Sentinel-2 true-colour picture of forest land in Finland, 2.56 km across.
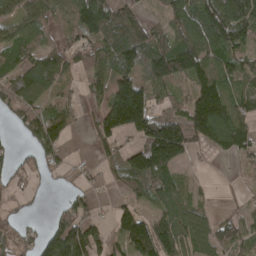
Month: April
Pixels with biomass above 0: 74%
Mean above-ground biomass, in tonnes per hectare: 88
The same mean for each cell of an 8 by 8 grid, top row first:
80 71 105 139 45 94 138 144
101 74 84 149 135 137 133 86
112 144 40 90 100 95 120 88
87 97 27 197 200 68 183 95
15 124 2 69 149 198 69 101
37 29 29 36 152 57 4 22
23 12 65 36 47 77 29 32
51 113 118 67 150 108 75 80
